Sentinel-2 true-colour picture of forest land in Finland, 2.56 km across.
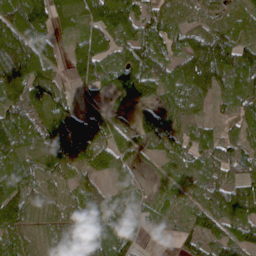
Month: April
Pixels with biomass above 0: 89%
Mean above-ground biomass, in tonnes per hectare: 85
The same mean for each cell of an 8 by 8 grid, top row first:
140 124 87 154 84 69 71 70
186 76 79 76 111 71 180 115
167 95 78 90 140 95 152 109
107 107 39 31 56 74 29 74
117 92 82 75 80 67 73 80
109 66 59 49 21 37 70 84
133 58 77 75 32 36 106 153
63 51 82 98 14 25 74 102
